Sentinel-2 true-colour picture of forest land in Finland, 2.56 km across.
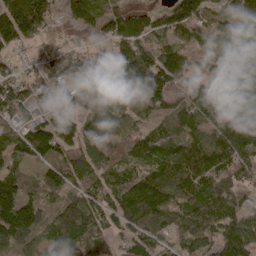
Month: April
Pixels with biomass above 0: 88%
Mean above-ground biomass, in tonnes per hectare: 102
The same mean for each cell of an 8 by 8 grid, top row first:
206 110 90 117 104 141 73 107
60 44 45 79 122 91 74 174
79 58 60 66 195 85 98 176
73 57 64 87 79 98 141 171
97 159 95 50 101 93 106 139
101 88 97 88 97 140 116 72
189 72 134 98 172 103 103 75
115 71 108 57 103 61 89 144
